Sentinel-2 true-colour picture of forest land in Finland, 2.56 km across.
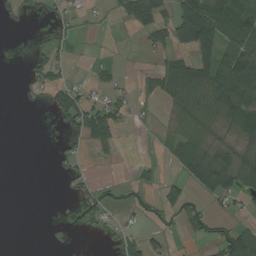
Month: August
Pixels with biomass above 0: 40%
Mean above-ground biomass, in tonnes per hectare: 33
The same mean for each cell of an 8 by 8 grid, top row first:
15 13 15 10 76 76 166 69
4 22 5 2 16 41 114 83
2 41 9 23 15 75 74 111
0 18 88 60 5 23 39 86
0 1 34 28 1 28 32 31
0 3 26 1 13 22 68 63
0 0 27 25 24 60 23 16
0 0 1 12 39 8 31 81
